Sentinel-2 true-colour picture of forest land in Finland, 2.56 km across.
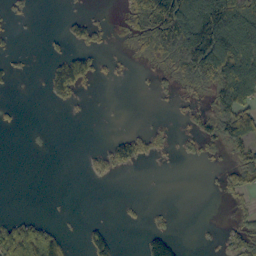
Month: October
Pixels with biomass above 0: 33%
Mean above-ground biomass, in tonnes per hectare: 35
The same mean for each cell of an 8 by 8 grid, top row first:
9 0 16 4 93 147 138 118
4 5 37 6 35 89 182 128
8 48 89 7 2 30 73 145
4 1 3 0 0 7 50 96
0 2 1 39 44 13 31 54
0 0 4 25 0 0 2 53
0 0 0 0 5 2 0 11
127 95 8 32 29 25 2 46
